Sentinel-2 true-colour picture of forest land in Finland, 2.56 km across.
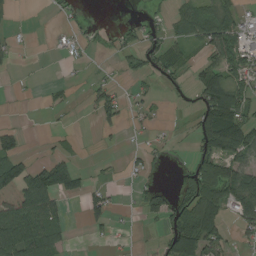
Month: August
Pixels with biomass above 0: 43%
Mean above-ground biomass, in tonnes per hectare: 41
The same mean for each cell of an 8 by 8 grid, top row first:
3 6 17 0 11 40 66 36
19 1 21 17 48 32 69 74
3 4 6 16 18 20 76 55
1 7 5 57 22 3 70 72
39 7 6 5 13 6 69 96
120 95 44 10 25 15 104 107
143 84 18 38 24 54 103 92
117 78 1 13 5 70 77 20
